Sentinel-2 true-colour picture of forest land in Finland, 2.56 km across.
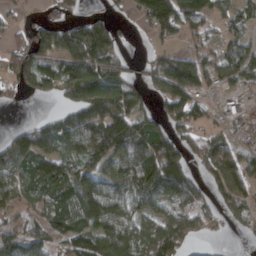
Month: March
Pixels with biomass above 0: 73%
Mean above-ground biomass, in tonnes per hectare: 86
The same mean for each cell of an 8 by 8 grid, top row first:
27 34 34 28 87 171 77 55
67 91 131 93 7 45 42 70
73 89 164 120 54 169 82 74
2 11 103 130 72 83 43 48
111 121 131 143 127 100 82 60
101 126 104 74 146 143 65 72
71 89 126 125 81 93 67 72
127 100 109 124 80 130 24 13
